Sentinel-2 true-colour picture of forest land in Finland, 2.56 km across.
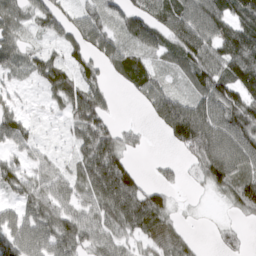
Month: March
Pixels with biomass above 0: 75%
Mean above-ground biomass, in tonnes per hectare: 65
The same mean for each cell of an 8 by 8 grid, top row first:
59 73 51 42 72 100 118 76
65 35 61 63 64 83 84 87
28 75 66 25 72 31 96 110
51 15 96 30 18 164 101 95
46 11 57 78 13 65 116 100
73 55 61 132 24 22 76 85
50 75 57 95 114 26 2 51
91 90 77 61 43 53 4 20
